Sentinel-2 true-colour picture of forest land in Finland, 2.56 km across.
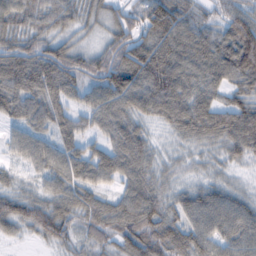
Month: February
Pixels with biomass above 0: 94%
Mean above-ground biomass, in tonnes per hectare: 69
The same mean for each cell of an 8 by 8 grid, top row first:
70 63 49 51 77 88 35 77
87 81 46 86 101 97 82 142
103 111 77 107 103 95 72 79
64 79 49 83 63 84 86 90
43 51 61 68 61 29 44 81
24 58 71 64 70 32 33 19
69 71 77 66 102 58 87 71
20 45 38 53 95 65 67 75
